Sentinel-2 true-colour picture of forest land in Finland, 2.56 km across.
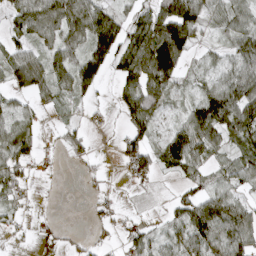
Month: April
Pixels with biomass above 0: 69%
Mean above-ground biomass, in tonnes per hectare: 53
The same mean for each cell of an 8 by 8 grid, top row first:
61 93 113 66 67 153 52 51
40 49 63 101 130 134 17 60
65 75 88 31 110 59 32 84
41 21 18 17 105 20 101 99
77 7 33 8 56 73 71 49
64 13 9 5 55 25 40 56
31 3 0 18 6 37 83 58
10 10 12 11 45 42 76 76
